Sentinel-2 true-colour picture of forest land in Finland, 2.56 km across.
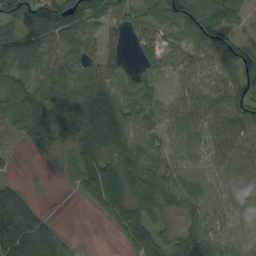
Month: September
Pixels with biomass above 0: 82%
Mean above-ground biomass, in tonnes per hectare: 73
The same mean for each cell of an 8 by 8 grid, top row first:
115 155 110 56 43 78 98 50
131 93 76 41 40 45 85 77
83 73 78 66 39 29 68 89
78 117 94 100 60 61 71 93
17 84 80 116 64 55 72 76
11 5 61 112 100 72 68 74
119 10 5 92 99 55 73 68
175 110 6 5 84 57 94 70
